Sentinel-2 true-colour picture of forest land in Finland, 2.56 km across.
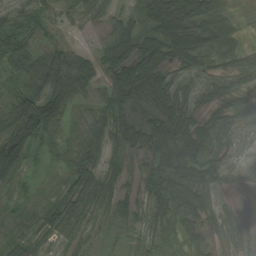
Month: August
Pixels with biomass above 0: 91%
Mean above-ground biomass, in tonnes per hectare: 58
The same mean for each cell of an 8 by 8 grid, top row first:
58 33 46 50 56 102 106 21
63 51 29 86 81 93 85 47
39 90 90 72 125 50 35 37
87 113 16 70 77 94 45 44
123 37 31 45 87 100 76 45
52 12 67 35 41 89 75 34
18 39 82 50 41 84 61 24
29 25 41 18 30 31 37 40
